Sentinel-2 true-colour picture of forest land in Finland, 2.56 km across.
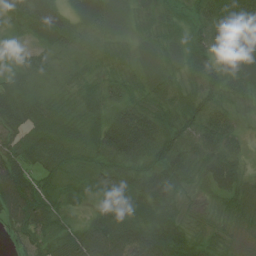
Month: July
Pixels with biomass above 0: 97%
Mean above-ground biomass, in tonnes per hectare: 61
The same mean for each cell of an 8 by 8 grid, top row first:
51 69 36 58 31 34 65 110
17 43 44 35 27 39 82 114
44 39 45 40 39 47 75 69
87 51 47 58 80 78 77 36
74 73 56 109 102 72 78 49
109 48 36 72 67 72 63 55
116 68 18 51 67 50 22 58
49 61 92 118 91 73 36 14
